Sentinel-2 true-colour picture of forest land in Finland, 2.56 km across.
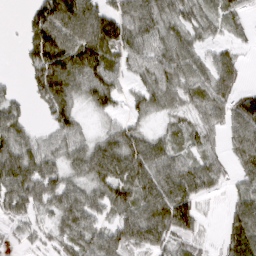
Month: March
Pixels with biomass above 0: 81%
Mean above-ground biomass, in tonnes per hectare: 60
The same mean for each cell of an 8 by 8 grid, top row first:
1 109 117 72 88 54 45 33
5 135 120 87 69 67 33 18
7 118 85 80 56 69 62 35
48 50 37 39 40 38 48 78
71 37 53 72 70 39 33 79
88 73 51 87 92 88 65 37
52 42 87 62 88 115 7 54
14 21 68 67 84 57 17 57
